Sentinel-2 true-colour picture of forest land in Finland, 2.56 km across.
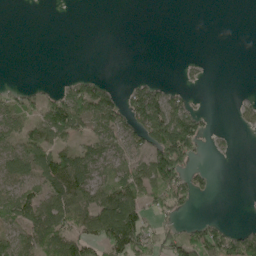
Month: May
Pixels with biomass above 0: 43%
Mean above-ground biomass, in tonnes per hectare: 42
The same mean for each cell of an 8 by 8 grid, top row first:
0 0 0 0 0 0 0 0
0 0 0 0 0 0 0 0
2 3 36 6 21 5 7 0
60 71 96 81 113 79 12 24
67 83 55 75 69 154 16 2
77 84 89 62 83 88 19 0
75 84 87 104 57 55 0 0
78 74 71 92 73 54 81 62
